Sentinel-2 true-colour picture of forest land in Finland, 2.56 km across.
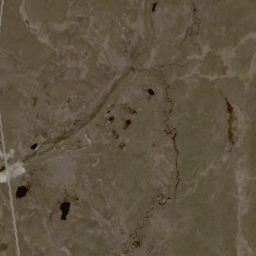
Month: May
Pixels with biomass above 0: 64%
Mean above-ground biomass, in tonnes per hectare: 6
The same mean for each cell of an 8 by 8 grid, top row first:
9 7 7 8 7 10 7 6
10 8 6 3 8 11 5 2
8 7 9 5 6 10 6 5
8 6 6 5 6 6 7 4
8 8 8 4 4 6 4 4
5 8 5 7 3 6 5 3
5 7 5 3 8 5 6 6
9 8 5 6 9 3 7 7
